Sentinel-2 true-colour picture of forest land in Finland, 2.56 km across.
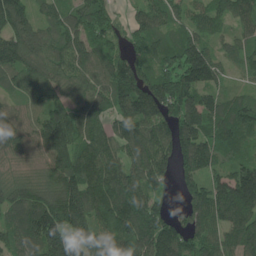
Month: June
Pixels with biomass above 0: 93%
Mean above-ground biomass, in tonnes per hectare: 129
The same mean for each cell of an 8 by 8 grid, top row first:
148 72 138 96 96 86 117 107
178 115 130 105 114 142 98 74
92 115 117 160 166 172 120 32
85 109 95 113 192 168 137 145
135 164 118 100 159 154 127 102
91 119 172 132 133 91 118 130
131 179 197 155 141 34 174 169
137 195 135 123 140 155 143 145
